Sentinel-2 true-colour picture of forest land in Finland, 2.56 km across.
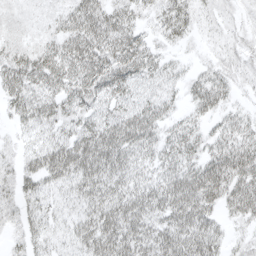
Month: April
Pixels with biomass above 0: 91%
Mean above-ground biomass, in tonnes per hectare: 35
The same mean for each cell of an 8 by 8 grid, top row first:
12 13 46 41 20 38 11 11
28 29 51 49 35 13 8 18
45 44 48 47 32 20 35 17
30 37 36 35 45 18 26 17
13 40 58 60 40 35 27 40
28 43 51 43 27 44 56 52
28 22 31 53 49 55 38 38
12 24 40 62 51 57 44 15
